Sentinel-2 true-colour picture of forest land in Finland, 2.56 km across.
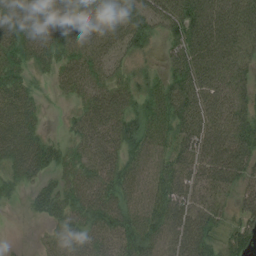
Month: August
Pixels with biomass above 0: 87%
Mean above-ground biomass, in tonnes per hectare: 53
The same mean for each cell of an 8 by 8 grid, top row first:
43 38 54 58 58 77 92 84
55 45 46 46 28 48 91 81
46 14 46 37 32 68 75 65
58 9 33 70 50 82 74 70
66 40 41 53 54 52 78 86
44 31 49 56 45 66 64 59
6 46 53 63 52 70 57 42
3 26 45 45 67 70 54 62
